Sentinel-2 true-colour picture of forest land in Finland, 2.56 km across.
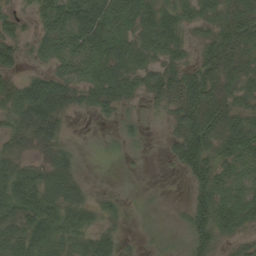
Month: September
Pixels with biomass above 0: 77%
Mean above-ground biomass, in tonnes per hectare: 38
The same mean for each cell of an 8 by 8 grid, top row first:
21 46 80 73 60 51 35 50
33 36 56 59 42 39 36 51
24 49 39 59 34 56 61 40
53 80 18 21 9 37 57 37
29 30 2 3 5 38 61 74
55 43 20 0 1 5 55 41
59 61 40 16 3 4 61 54
44 56 28 27 6 4 44 23
